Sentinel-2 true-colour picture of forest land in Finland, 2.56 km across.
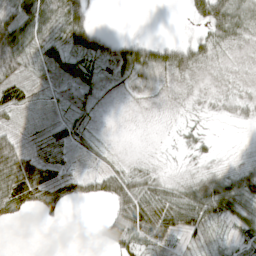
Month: April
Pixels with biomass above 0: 68%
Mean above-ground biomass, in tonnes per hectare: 30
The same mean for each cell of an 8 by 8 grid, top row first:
63 59 55 0 0 0 56 51
73 35 54 53 46 39 28 19
41 17 40 27 38 21 14 13
19 5 30 2 3 7 9 15
36 39 22 5 0 7 9 2
76 39 24 37 31 12 30 37
34 28 3 25 78 77 79 49
0 0 0 40 70 40 28 37
